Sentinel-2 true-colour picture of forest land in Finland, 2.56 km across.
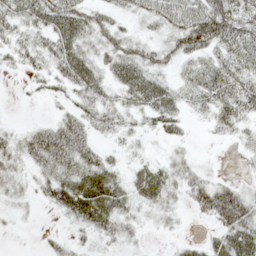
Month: May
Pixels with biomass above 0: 73%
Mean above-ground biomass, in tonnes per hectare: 37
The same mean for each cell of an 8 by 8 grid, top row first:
46 60 57 34 37 59 93 55
34 41 45 49 37 52 61 57
4 29 48 30 48 25 56 50
1 5 37 34 34 33 29 42
39 81 59 13 9 15 3 18
31 46 67 42 41 33 22 10
15 14 65 58 25 16 65 88
0 12 15 25 9 9 17 57
